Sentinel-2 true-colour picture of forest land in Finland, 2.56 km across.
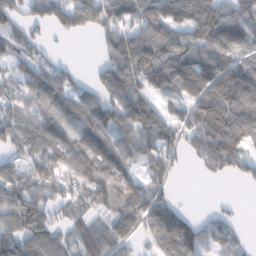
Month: February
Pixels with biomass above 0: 76%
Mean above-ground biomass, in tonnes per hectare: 86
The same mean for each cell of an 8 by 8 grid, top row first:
57 72 87 89 123 108 128 83
68 23 0 90 164 120 110 90
71 91 27 97 108 128 149 128
79 88 95 98 113 53 142 120
90 109 107 107 102 70 114 93
85 93 108 139 60 27 21 30
95 65 60 70 121 61 9 6
98 83 70 77 38 179 70 39
